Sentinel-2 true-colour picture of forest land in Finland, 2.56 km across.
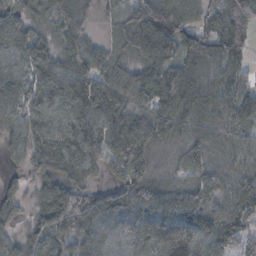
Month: November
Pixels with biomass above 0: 91%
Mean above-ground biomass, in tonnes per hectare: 78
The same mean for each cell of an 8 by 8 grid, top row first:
67 44 40 20 94 98 50 92
86 61 74 37 103 102 87 105
71 93 111 80 86 100 72 43
69 87 99 98 78 92 65 72
48 83 125 89 94 46 62 49
19 77 56 47 66 36 58 54
39 95 124 83 111 115 121 90
50 85 80 71 115 191 87 79
